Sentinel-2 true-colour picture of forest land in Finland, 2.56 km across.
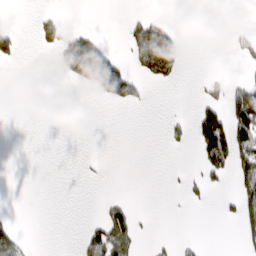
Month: March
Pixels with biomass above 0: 16%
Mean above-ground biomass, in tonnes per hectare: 23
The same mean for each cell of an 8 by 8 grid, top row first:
0 13 0 0 15 0 0 0
30 19 90 15 75 65 0 22
0 0 65 139 40 22 17 20
0 0 0 1 2 1 63 115
0 0 0 0 0 8 120 102
0 0 3 0 0 2 39 79
0 0 0 30 0 1 5 59
46 0 19 98 7 11 2 24
